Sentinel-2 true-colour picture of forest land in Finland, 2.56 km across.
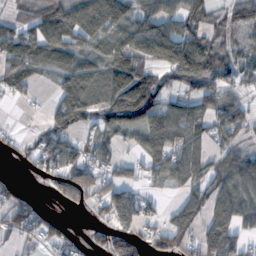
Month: October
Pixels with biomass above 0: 70%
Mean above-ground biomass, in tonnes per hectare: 73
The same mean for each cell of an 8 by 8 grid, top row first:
46 94 106 91 58 78 69 33
98 108 73 82 101 126 92 41
90 27 97 84 112 81 107 55
2 39 119 98 122 72 72 77
26 79 43 48 57 86 45 44
15 65 133 54 55 73 90 100
53 11 33 108 50 63 115 85
24 38 22 95 70 127 121 83
